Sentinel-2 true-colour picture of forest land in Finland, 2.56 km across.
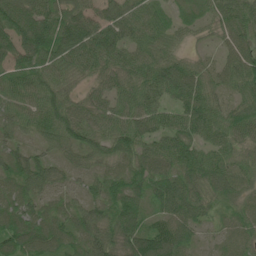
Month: June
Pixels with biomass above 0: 95%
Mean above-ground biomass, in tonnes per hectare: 64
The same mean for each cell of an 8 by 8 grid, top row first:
101 85 60 59 69 31 43 79
77 99 79 88 60 30 13 68
56 67 35 57 73 91 45 72
53 82 64 60 80 60 77 61
43 44 70 67 66 73 53 51
69 68 37 55 72 71 83 58
66 47 51 67 56 79 56 49
91 82 67 75 107 95 17 50
